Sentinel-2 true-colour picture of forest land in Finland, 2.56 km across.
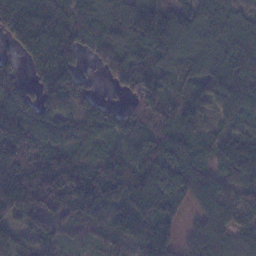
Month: January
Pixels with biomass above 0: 90%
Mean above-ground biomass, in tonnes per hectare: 104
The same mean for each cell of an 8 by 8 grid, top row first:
147 109 99 105 121 112 89 55
72 149 107 110 121 110 100 130
54 143 85 60 148 73 111 140
126 118 86 61 130 87 55 98
161 78 71 60 96 150 72 100
161 187 138 128 118 142 88 107
138 151 140 101 117 74 88 108
56 64 34 54 113 58 104 61
